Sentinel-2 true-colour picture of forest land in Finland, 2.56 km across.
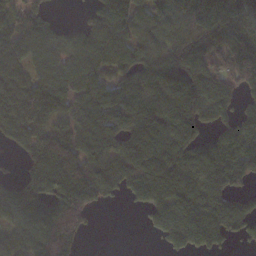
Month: November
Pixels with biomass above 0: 80%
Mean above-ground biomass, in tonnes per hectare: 107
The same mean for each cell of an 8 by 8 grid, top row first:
86 48 11 131 80 151 196 192
97 94 86 118 89 111 126 176
111 106 106 107 116 146 136 124
132 119 107 144 126 172 103 52
58 141 127 116 115 134 77 120
28 131 155 126 142 146 131 92
113 122 159 8 47 125 148 79
78 166 57 1 1 71 75 39
